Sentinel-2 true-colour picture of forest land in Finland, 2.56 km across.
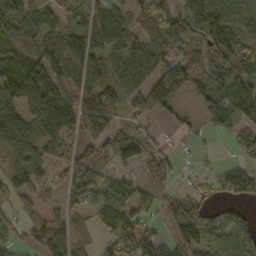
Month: October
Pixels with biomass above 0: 78%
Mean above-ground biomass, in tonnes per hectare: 79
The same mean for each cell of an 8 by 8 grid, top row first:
94 79 91 100 60 94 101 116
100 120 154 115 104 103 122 127
156 127 96 111 92 108 88 108
98 190 120 99 68 45 78 103
96 95 62 61 42 19 10 58
41 39 82 57 39 36 22 65
30 30 49 109 57 51 41 31
32 75 35 65 75 43 65 77
